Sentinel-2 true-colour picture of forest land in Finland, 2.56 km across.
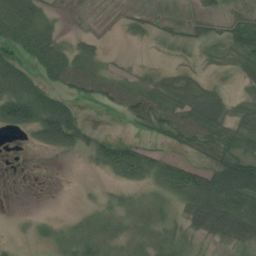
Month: July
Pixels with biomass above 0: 62%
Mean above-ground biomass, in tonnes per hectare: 31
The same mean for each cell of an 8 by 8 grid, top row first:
71 25 2 1 9 2 16 12
38 60 17 1 3 11 22 39
65 36 52 31 16 24 12 20
80 81 19 12 56 51 59 28
0 57 37 43 22 32 56 56
0 0 1 20 36 63 70 115
0 0 5 15 20 20 68 61
3 16 37 25 20 27 18 45
